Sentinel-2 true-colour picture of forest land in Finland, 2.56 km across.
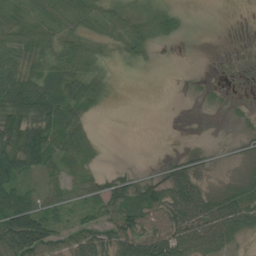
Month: July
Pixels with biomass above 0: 63%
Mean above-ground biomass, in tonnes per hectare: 32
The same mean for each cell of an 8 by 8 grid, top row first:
21 28 35 23 30 18 0 0
44 37 41 16 25 1 0 0
53 46 47 9 1 0 3 1
68 71 27 1 0 0 4 8
74 61 34 0 0 1 6 12
70 23 22 32 14 42 13 17
102 38 27 55 60 75 65 74
101 63 50 53 72 70 60 21
